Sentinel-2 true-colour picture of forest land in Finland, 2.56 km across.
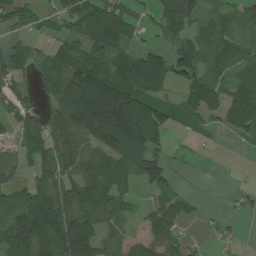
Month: July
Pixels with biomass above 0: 69%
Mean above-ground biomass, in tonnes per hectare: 87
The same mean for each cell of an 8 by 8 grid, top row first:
73 35 122 120 39 124 41 43
52 43 89 112 62 89 68 63
80 63 175 183 258 108 84 68
73 69 184 252 170 33 62 209
47 85 81 155 156 8 2 16
42 85 93 123 110 26 1 4
118 135 122 76 25 72 8 17
157 139 251 39 59 69 9 12
